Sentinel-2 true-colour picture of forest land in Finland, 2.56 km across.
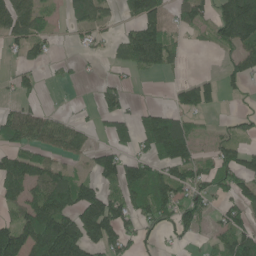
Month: June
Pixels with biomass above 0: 55%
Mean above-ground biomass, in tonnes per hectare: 71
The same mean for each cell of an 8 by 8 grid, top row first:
118 37 72 23 114 41 56 267
35 28 18 26 163 54 18 87
36 6 11 24 7 15 42 40
62 34 8 67 49 73 43 28
81 78 68 66 67 171 21 49
124 110 56 96 116 86 68 106
50 132 141 112 97 95 48 78
139 183 140 91 29 17 20 113
